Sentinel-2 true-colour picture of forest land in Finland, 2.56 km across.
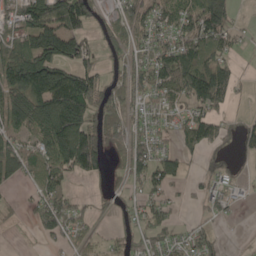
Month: May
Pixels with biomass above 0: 66%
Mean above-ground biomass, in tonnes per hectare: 101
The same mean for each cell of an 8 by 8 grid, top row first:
123 189 187 64 123 113 181 23
119 133 91 66 92 139 118 36
175 270 215 78 121 162 247 59
166 202 241 126 77 63 119 15
84 157 240 98 101 61 117 59
89 145 84 43 106 79 40 26
21 136 54 25 77 35 50 18
1 51 70 43 85 71 78 3
